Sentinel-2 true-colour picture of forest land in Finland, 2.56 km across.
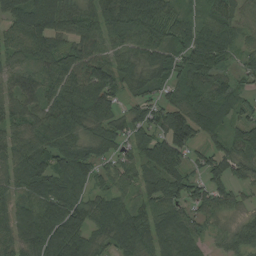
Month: August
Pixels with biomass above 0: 91%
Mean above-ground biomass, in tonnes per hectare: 80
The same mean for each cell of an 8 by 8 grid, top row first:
82 132 63 88 101 57 54 49
77 94 77 55 78 72 133 42
64 71 102 80 65 79 87 49
74 84 92 65 76 99 94 62
78 93 87 84 83 126 45 82
73 113 90 64 69 92 71 50
73 114 96 80 62 71 84 41
75 135 111 70 79 97 39 87
